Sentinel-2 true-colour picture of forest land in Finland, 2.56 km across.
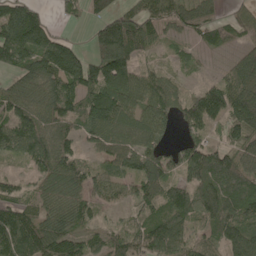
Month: May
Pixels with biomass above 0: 84%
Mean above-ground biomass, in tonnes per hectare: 96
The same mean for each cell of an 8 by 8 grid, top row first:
185 42 38 87 104 94 80 62
178 161 46 171 71 34 54 67
81 127 143 126 80 47 32 141
92 113 104 90 89 91 143 165
110 122 55 83 94 52 86 90
41 80 85 71 118 75 134 116
93 75 85 38 66 118 108 126
151 138 82 77 105 111 70 131
